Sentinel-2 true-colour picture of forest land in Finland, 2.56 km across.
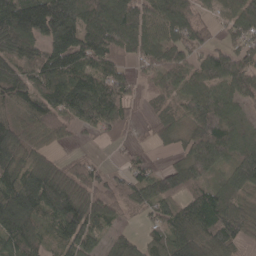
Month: April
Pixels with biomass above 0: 85%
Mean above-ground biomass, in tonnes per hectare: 100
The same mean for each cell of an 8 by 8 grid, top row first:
167 207 145 169 133 129 42 106
109 114 144 137 106 88 69 77
105 113 121 115 40 107 121 132
49 104 135 134 18 72 160 57
116 50 17 27 17 39 172 80
102 138 95 58 73 106 77 121
163 118 130 85 67 85 136 81
111 73 118 47 51 110 111 69
